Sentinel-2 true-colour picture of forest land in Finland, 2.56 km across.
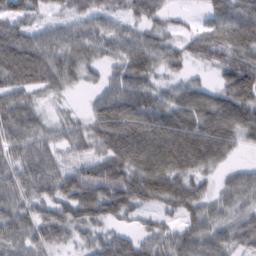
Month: February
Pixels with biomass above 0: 88%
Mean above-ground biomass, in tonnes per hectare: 65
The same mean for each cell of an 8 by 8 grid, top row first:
77 35 52 52 61 20 35 75
111 78 75 54 72 41 71 76
82 82 43 44 61 36 24 96
85 28 19 101 102 81 94 91
65 56 50 88 108 118 108 45
64 74 69 88 92 81 37 45
66 50 81 73 49 59 57 55
62 57 34 24 41 64 69 58
